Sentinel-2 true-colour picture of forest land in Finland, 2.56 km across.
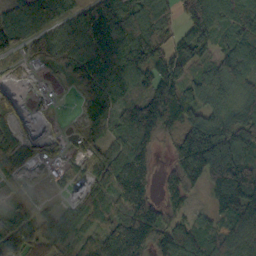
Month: October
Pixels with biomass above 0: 83%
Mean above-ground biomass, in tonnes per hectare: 112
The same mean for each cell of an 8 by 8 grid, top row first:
84 86 115 185 182 76 183 132
74 93 131 197 184 115 94 150
10 11 144 145 130 157 119 115
35 9 42 97 192 198 92 101
69 14 51 86 171 110 240 167
31 18 55 124 150 140 165 184
68 44 75 99 181 68 41 127
113 73 54 177 192 172 98 112
